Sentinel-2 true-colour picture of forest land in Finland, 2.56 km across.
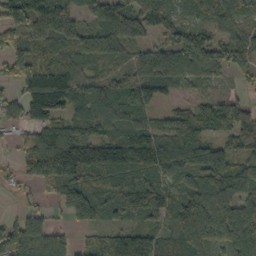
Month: October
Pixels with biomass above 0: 84%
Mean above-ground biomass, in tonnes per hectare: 85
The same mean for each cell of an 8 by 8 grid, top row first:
116 165 65 73 114 55 57 66
57 104 95 93 68 112 95 80
71 126 87 90 116 82 41 19
47 111 91 93 72 51 76 78
37 124 111 103 103 90 92 77
36 155 124 108 82 89 103 102
21 33 133 78 96 89 106 68
106 94 24 83 100 63 87 92
